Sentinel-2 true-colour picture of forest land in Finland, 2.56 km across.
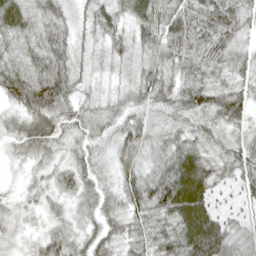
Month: April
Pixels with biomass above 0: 97%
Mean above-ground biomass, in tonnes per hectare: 42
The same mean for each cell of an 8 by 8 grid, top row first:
53 34 32 43 58 50 76 53
25 44 33 43 47 66 65 33
51 63 36 22 54 47 37 37
36 74 39 36 34 41 48 46
31 42 26 34 40 43 33 40
8 20 39 26 41 83 53 40
18 19 24 28 46 78 56 30
16 34 28 36 37 58 91 39
